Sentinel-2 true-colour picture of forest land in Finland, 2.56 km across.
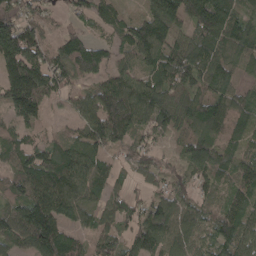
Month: April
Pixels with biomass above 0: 90%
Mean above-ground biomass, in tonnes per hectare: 102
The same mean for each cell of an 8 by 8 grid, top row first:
115 50 54 76 86 102 158 97
179 83 128 65 147 99 123 125
186 126 73 95 107 119 114 57
119 45 79 170 129 123 127 101
91 81 104 99 83 37 123 83
108 138 128 66 68 64 115 92
106 158 95 79 73 98 68 125
96 157 50 87 140 99 59 134
